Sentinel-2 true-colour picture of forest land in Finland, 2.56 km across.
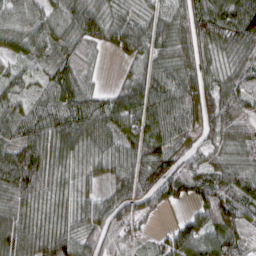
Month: March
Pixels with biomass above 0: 91%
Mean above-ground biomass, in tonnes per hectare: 70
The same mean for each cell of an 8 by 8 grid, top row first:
79 66 72 57 51 75 103 103
49 56 50 40 72 70 75 82
42 47 64 6 68 80 76 66
39 74 90 86 94 83 91 60
70 95 86 69 84 60 45 47
107 64 55 55 96 92 61 75
68 46 67 86 59 31 90 72
99 84 81 69 29 93 90 71
